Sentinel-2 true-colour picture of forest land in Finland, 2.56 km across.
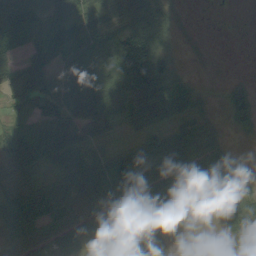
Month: September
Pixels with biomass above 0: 82%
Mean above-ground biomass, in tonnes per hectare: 56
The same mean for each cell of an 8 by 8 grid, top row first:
70 57 59 48 70 29 1 1
46 67 67 75 107 27 3 0
27 74 66 58 156 78 4 11
25 58 93 56 99 83 27 59
54 78 65 25 53 83 70 8
57 33 62 85 110 70 71 65
119 93 60 78 50 45 36 60
57 65 59 58 57 5 0 35
